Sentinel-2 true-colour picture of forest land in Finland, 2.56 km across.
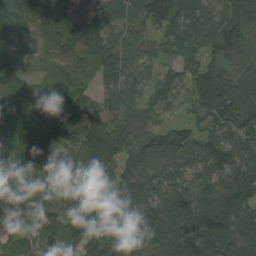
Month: August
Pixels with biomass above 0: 95%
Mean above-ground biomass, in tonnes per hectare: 92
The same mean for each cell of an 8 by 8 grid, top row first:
93 94 67 78 98 97 75 97
50 78 111 117 57 62 67 90
83 33 59 102 59 58 109 102
48 77 143 90 75 34 88 113
43 125 177 123 92 103 91 100
68 52 121 103 90 90 101 105
90 88 139 116 122 108 120 104
62 102 104 124 101 105 116 114
